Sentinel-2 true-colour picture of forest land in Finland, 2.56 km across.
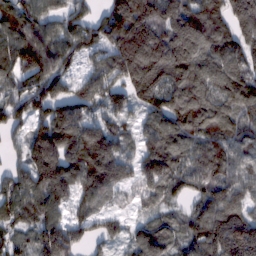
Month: February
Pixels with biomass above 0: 92%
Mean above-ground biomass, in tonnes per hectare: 145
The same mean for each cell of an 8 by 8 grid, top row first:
157 101 118 182 231 205 174 163
180 166 139 175 263 234 193 144
135 173 97 136 210 168 178 155
113 133 128 104 89 172 171 145
54 207 217 155 97 133 161 132
99 182 170 162 113 126 140 127
136 129 88 56 46 52 147 138
80 172 101 76 124 88 186 237
